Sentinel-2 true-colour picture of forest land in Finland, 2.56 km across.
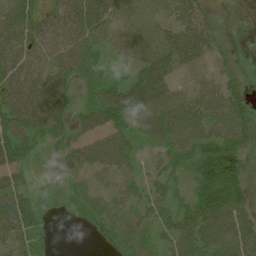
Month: July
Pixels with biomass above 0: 82%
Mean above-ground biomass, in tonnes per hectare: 48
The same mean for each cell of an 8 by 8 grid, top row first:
76 38 70 53 49 50 30 4
59 55 66 32 50 76 55 14
66 62 36 36 75 40 39 27
77 73 27 91 72 69 61 53
70 16 36 60 26 54 74 53
34 2 26 30 31 32 82 64
77 11 23 28 35 40 92 63
47 15 0 29 20 53 74 69
